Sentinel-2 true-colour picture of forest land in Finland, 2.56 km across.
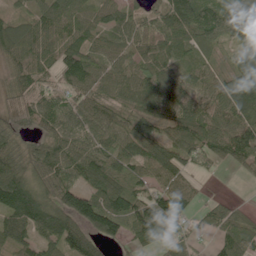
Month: June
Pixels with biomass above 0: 89%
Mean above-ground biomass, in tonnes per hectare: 80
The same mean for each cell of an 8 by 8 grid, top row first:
43 83 72 63 57 130 108 110
93 66 82 72 80 93 56 66
56 41 77 62 78 68 61 120
52 79 72 52 82 86 85 109
62 67 78 78 115 90 89 142
101 76 77 100 67 81 23 14
141 109 129 124 118 101 45 25
82 77 96 52 87 87 26 95
